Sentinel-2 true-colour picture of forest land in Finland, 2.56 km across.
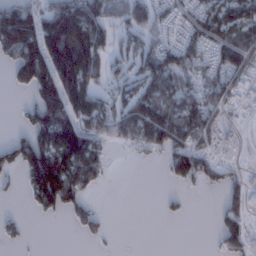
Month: January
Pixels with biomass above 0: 56%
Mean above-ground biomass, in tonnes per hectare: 66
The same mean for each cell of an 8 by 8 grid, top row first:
135 123 157 95 74 36 77 99
123 157 187 56 67 65 64 101
47 132 164 48 77 90 73 52
7 152 113 69 109 99 77 13
45 110 153 40 50 88 41 9
20 182 109 8 0 53 48 26
2 52 58 1 0 11 0 63
14 0 9 5 0 0 2 65
